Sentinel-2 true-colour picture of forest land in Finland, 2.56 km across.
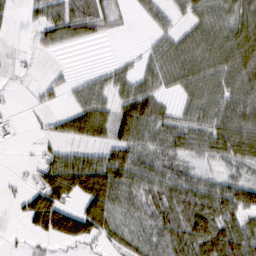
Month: February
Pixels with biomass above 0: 68%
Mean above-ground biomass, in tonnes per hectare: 53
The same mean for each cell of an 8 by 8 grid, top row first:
11 60 72 23 19 31 59 78
4 27 10 0 13 57 70 94
6 15 19 44 42 48 67 70
5 17 65 59 89 28 55 79
8 23 36 62 69 67 58 80
5 76 125 113 90 75 32 37
13 137 61 91 69 68 81 85
4 39 75 43 65 66 91 89
